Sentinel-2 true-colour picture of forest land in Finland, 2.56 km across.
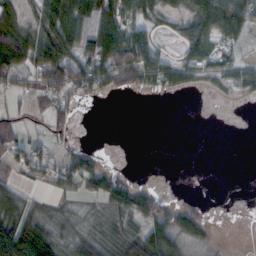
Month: October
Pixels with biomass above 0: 54%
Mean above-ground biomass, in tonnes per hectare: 37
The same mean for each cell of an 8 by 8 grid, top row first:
56 53 66 73 40 28 81 77
112 66 62 123 85 15 61 31
41 56 78 61 41 46 23 43
17 31 9 0 0 0 0 0
44 28 8 0 0 0 0 0
26 32 78 41 0 0 0 0
54 18 13 45 67 26 7 0
112 65 37 26 66 49 16 0
